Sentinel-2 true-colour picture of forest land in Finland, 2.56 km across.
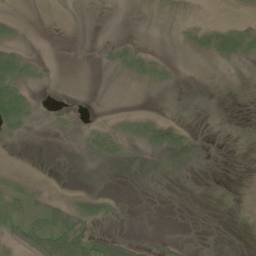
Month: June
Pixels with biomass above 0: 23%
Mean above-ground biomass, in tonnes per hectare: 10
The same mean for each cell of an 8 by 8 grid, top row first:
7 0 1 1 1 3 1 4
16 0 0 10 7 2 30 42
45 2 0 1 15 5 0 0
62 2 1 3 8 0 0 0
2 0 6 25 24 26 0 0
6 0 0 0 0 0 0 0
16 28 28 8 0 0 0 0
21 62 59 29 6 3 1 0
